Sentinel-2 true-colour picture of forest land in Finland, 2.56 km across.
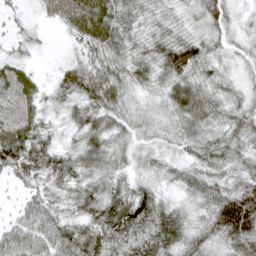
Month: March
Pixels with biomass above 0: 94%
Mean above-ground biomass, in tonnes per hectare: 47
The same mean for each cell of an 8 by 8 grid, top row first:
15 30 95 73 29 18 45 20
22 5 30 52 30 60 36 23
62 14 67 53 38 57 31 23
59 28 46 54 31 51 52 39
90 43 45 52 27 30 45 42
33 56 50 48 32 32 47 45
19 46 47 68 68 38 53 119
62 63 70 74 72 67 51 68
